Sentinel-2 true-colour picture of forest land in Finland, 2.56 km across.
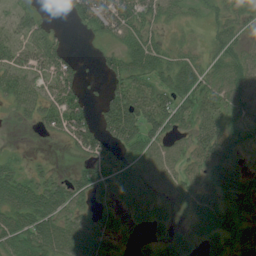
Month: July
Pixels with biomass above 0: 75%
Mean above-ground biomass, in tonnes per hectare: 44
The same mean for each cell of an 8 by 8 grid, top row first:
38 16 55 84 52 26 23 39
49 68 5 27 64 24 23 34
56 57 52 37 48 56 49 65
28 50 71 80 66 63 49 42
4 5 56 48 58 32 55 39
38 22 38 42 43 41 44 43
64 64 38 30 42 20 53 36
63 72 74 32 23 48 39 31
